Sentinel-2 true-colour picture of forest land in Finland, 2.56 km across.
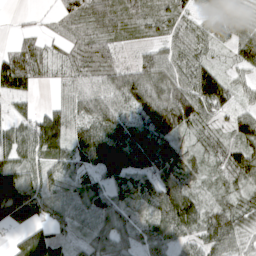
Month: April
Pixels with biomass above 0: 87%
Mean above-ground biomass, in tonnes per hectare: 67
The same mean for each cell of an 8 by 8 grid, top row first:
5 10 54 66 55 57 39 43
31 37 38 51 36 80 55 68
93 30 56 76 107 91 107 31
34 50 70 96 108 149 76 48
66 108 91 138 107 53 42 73
90 61 72 80 67 58 35 70
140 72 61 73 43 121 61 69
40 99 36 66 55 58 80 51
